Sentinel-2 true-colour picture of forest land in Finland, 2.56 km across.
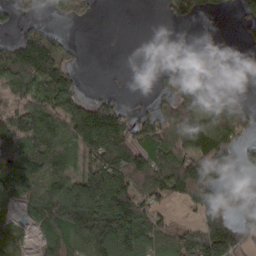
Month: March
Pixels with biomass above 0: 59%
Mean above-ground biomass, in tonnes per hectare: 82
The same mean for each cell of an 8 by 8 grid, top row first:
63 30 56 0 0 78 38 53
101 131 12 0 0 2 22 8
121 137 35 3 0 34 42 3
66 104 108 106 23 93 97 98
81 142 96 201 93 108 157 71
88 90 76 163 116 151 140 50
45 120 174 180 86 17 162 114
75 53 119 184 114 65 148 89
